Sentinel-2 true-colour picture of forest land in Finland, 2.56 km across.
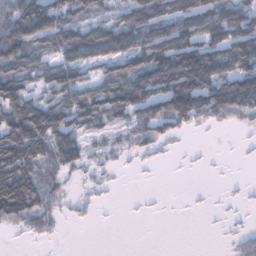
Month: January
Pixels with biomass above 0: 64%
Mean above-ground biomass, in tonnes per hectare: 68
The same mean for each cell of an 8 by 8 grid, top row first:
112 127 78 53 112 115 116 122
113 55 125 100 114 154 126 133
81 61 83 102 149 175 145 132
95 108 98 98 94 131 104 89
122 105 85 34 47 15 2 4
124 41 27 12 3 1 3 2
107 58 17 3 3 1 4 7
4 18 0 0 0 0 0 31
